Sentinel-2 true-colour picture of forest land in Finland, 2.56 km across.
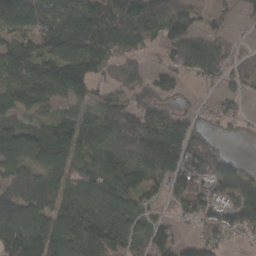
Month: March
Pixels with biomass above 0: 80%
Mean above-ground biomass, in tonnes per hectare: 87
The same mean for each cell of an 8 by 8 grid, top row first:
119 84 98 129 134 95 39 28
103 93 115 84 31 81 109 22
99 143 157 44 44 46 43 44
86 58 66 103 70 40 25 38
142 156 120 102 121 107 66 1
97 96 89 127 85 77 100 96
136 90 141 144 65 51 82 152
132 98 110 120 68 68 61 17
